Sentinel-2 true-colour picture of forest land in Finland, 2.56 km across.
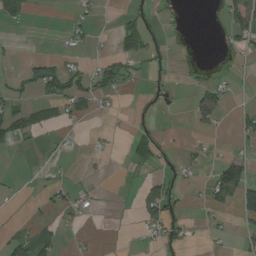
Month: August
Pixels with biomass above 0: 24%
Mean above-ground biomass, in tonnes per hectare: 21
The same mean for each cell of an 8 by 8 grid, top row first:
46 0 19 3 34 11 5 60
5 1 15 13 51 6 0 22
15 66 43 53 16 11 15 7
36 19 26 12 11 4 68 16
23 5 4 5 40 9 9 12
3 7 4 1 13 24 15 72
2 24 25 2 57 31 19 47
42 47 7 1 14 26 7 14
